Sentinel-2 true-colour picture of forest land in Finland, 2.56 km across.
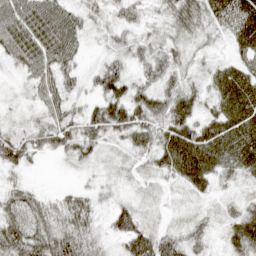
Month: April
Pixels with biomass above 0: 92%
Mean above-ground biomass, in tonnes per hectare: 44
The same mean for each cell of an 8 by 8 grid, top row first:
73 75 42 23 25 46 44 75
66 78 34 20 34 37 19 48
10 51 29 55 34 40 34 76
10 41 31 60 58 63 34 83
44 39 53 20 39 108 77 83
17 1 7 16 23 53 63 32
53 32 51 39 21 10 11 26
76 70 70 32 89 37 18 48
